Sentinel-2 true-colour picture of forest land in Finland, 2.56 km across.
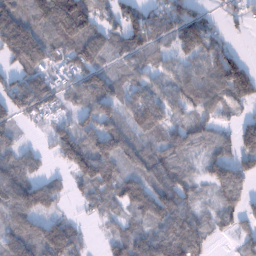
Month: January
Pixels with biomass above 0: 81%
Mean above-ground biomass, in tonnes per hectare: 84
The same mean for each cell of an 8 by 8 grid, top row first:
96 171 208 57 79 90 48 40
136 111 134 62 81 68 104 21
71 104 99 78 59 79 115 157
84 62 62 76 119 68 86 43
48 40 140 113 65 78 65 97
102 44 88 90 73 87 60 91
108 69 23 58 92 114 37 59
91 142 67 46 80 122 54 35
